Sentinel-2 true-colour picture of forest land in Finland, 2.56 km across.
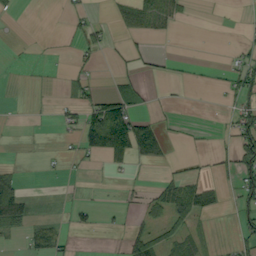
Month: September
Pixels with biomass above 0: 24%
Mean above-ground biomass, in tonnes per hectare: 18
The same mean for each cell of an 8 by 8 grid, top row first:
6 0 14 8 36 22 1 1
0 1 15 9 9 0 0 8
0 1 16 11 11 5 2 39
0 1 32 79 12 3 0 34
0 0 34 96 79 4 2 57
21 3 2 5 2 23 14 45
62 1 13 3 19 61 36 28
6 33 1 1 46 30 9 25
